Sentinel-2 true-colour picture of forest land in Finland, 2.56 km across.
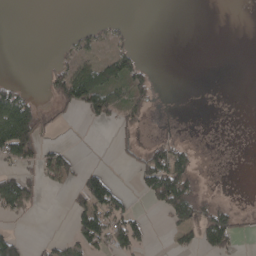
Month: April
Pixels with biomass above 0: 32%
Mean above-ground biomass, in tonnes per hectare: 32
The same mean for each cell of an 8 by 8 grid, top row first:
0 0 0 6 0 0 0 0
0 0 30 32 4 0 0 0
16 32 102 67 45 0 0 0
156 28 31 50 34 0 0 0
168 24 1 11 29 48 1 0
70 39 49 31 63 142 11 0
59 1 57 96 11 102 62 23
45 14 62 76 33 23 69 17
